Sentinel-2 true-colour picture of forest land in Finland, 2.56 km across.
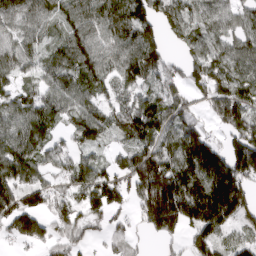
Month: March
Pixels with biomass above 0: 83%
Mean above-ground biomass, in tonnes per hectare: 115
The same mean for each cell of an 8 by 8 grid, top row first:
124 92 118 138 150 122 95 82
99 74 129 111 154 36 104 101
75 90 97 98 127 80 146 134
107 115 91 110 194 96 65 170
127 86 80 57 130 143 127 148
125 62 97 108 196 202 177 166
166 100 114 121 130 229 227 181
63 78 76 59 24 46 118 75
